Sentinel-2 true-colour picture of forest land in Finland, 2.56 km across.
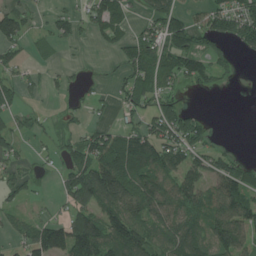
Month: July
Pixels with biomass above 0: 62%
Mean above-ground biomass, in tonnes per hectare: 80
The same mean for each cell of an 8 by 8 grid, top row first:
115 37 56 134 53 102 100 149
73 31 13 40 106 145 70 51
52 28 19 20 100 84 64 12
49 14 24 30 78 82 8 0
48 22 77 114 153 122 61 3
58 23 126 186 128 94 92 118
38 21 87 127 131 111 118 137
43 161 172 132 117 124 111 125
